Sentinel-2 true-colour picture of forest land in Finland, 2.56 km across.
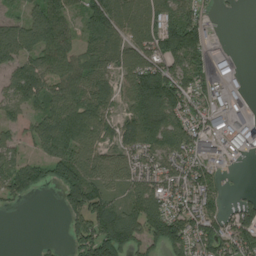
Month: August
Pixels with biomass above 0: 76%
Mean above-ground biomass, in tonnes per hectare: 93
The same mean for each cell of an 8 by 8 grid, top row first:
48 117 61 128 110 103 36 5
108 115 110 98 120 138 66 6
101 110 122 75 172 129 95 45
60 81 132 73 153 124 129 113
53 104 122 71 120 110 139 115
119 68 120 92 101 97 94 5
12 0 107 112 128 93 120 71
0 9 84 149 85 107 124 126
